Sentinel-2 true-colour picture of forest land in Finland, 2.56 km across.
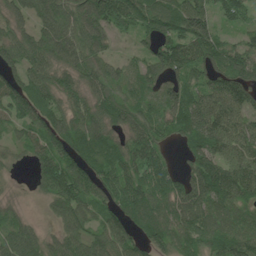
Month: June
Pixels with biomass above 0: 87%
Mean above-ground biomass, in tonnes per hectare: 96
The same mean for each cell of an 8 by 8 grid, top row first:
63 101 116 125 108 111 90 69
108 114 109 43 48 110 119 89
97 92 99 85 92 85 94 141
107 103 90 118 93 120 151 98
44 109 115 94 120 43 132 95
7 112 129 95 103 73 142 112
24 39 99 88 116 97 96 80
117 57 102 112 88 99 98 114
